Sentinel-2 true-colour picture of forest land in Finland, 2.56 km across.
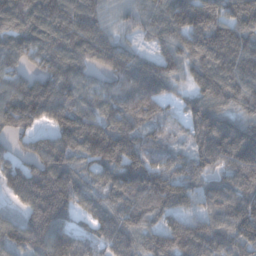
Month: December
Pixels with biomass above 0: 92%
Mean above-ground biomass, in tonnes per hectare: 118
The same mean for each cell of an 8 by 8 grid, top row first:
115 147 139 68 95 139 152 143
107 125 139 119 43 114 168 157
93 116 102 87 164 75 144 140
159 128 142 121 135 30 154 89
30 98 150 180 103 49 154 194
110 122 72 113 169 125 81 145
40 186 62 115 150 120 78 126
55 152 86 105 95 153 159 119
